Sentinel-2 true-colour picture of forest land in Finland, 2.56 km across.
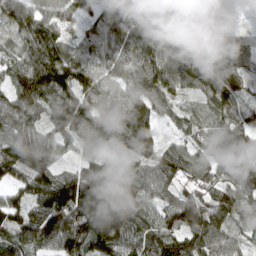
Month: April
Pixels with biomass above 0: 93%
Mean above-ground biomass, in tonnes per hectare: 96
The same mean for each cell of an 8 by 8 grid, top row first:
97 97 70 133 139 86 92 7
59 137 55 97 131 134 119 87
78 144 107 76 114 116 106 88
102 87 110 93 92 51 66 81
98 86 72 72 97 56 60 90
67 97 81 72 83 75 76 109
90 139 167 136 98 110 124 108
101 110 109 120 111 105 114 52
